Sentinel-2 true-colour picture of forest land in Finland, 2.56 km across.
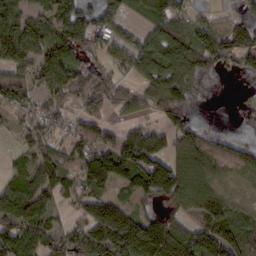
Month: February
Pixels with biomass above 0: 73%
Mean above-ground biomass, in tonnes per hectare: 87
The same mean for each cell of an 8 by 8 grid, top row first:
111 66 121 88 62 87 26 51
137 97 81 70 87 127 114 109
107 97 74 66 69 102 29 23
47 56 61 43 44 62 2 14
27 82 87 82 179 94 72 49
47 100 101 145 149 175 89 49
121 71 61 114 28 72 136 41
132 84 85 170 170 172 132 104
